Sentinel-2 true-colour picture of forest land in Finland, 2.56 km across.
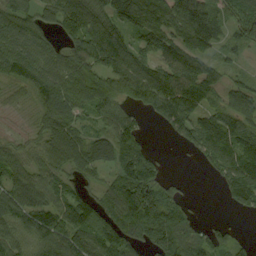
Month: September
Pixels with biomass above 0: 82%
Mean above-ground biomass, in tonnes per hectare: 84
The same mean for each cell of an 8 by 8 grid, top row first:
82 63 142 97 136 125 132 83
94 70 96 138 88 104 92 56
57 87 97 94 128 120 104 36
17 68 65 73 45 113 87 100
38 73 91 106 60 30 140 120
78 69 51 59 132 12 21 128
95 92 98 80 128 103 1 44
77 95 93 104 78 120 70 22
